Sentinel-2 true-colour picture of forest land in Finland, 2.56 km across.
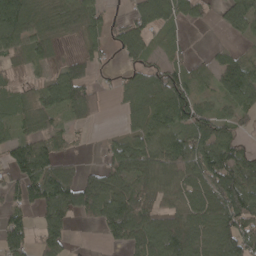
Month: April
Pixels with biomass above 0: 73%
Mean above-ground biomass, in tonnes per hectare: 67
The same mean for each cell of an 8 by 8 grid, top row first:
127 62 87 24 72 67 24 88
59 46 21 44 65 20 9 15
18 37 93 20 59 82 29 99
47 59 64 7 81 110 48 59
66 70 12 33 92 93 102 54
71 109 59 93 81 82 107 102
55 94 79 110 72 58 95 122
87 84 1 47 104 119 79 105
